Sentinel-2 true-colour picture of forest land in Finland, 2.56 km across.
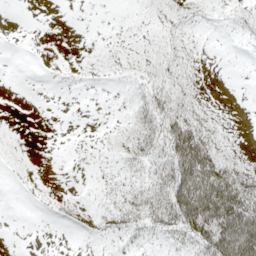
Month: May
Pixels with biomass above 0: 56%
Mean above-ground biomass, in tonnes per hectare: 22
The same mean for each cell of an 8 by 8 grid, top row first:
0 0 0 1 6 20 12 16
0 0 1 8 14 26 3 3
0 1 8 8 22 40 4 0
0 0 0 2 34 57 23 1
10 0 4 17 41 70 61 12
8 2 3 14 25 70 92 62
0 8 13 25 43 72 99 92
0 0 2 11 17 23 71 100
